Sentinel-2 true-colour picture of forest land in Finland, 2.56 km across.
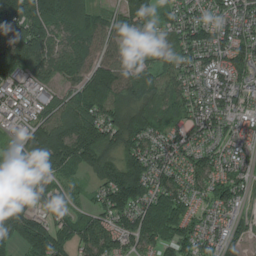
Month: July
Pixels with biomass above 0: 91%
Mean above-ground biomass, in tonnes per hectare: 105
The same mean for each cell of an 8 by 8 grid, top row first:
217 170 145 72 106 73 72 87
182 115 102 69 34 80 129 109
73 72 94 132 82 85 79 90
48 67 131 125 99 77 100 62
49 171 194 121 115 88 71 59
83 116 46 138 157 91 98 65
206 126 56 140 141 134 48 51
122 228 122 119 117 127 73 57
